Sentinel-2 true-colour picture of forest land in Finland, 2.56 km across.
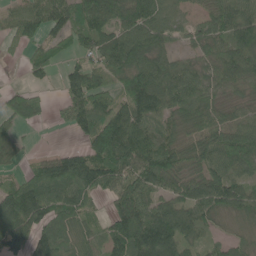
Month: June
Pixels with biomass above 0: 83%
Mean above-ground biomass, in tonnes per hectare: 78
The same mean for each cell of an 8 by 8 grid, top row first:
69 112 79 91 102 35 52 93
24 70 46 105 98 37 63 84
1 29 83 70 129 91 65 70
73 25 78 92 108 71 66 36
35 2 38 184 106 68 103 111
29 103 117 106 112 74 79 68
130 103 78 62 98 102 86 70
111 89 64 72 143 137 43 35
